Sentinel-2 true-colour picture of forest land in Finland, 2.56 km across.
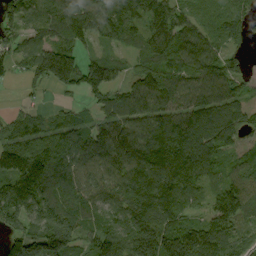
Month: September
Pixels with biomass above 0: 87%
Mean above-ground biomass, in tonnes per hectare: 105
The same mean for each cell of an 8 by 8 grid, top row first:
112 104 130 125 91 92 79 86
70 120 74 47 73 131 117 41
27 128 129 29 98 105 126 69
38 37 39 99 107 101 113 85
86 119 98 140 121 156 120 53
19 109 110 122 150 163 71 80
101 149 104 117 154 122 73 128
123 205 95 128 209 194 163 90
